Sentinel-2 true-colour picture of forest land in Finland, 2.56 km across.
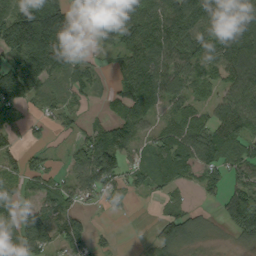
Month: September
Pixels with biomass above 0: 76%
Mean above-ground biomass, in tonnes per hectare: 89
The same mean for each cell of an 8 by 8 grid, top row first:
154 211 53 211 132 144 136 106
174 208 40 68 138 120 94 173
171 87 69 42 151 104 77 118
69 39 33 43 104 70 59 129
45 34 68 120 39 121 124 118
78 78 74 115 60 101 76 69
58 73 43 27 1 34 13 157
69 100 71 17 4 87 19 46
